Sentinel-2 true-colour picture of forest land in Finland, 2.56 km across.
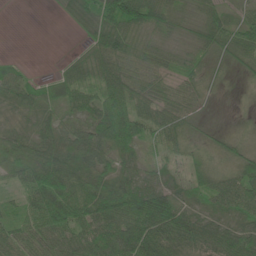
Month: June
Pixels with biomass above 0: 85%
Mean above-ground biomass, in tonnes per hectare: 41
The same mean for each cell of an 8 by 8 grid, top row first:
0 2 30 71 65 40 45 23
0 0 14 72 40 25 37 55
42 20 39 65 49 37 21 7
22 24 32 65 51 49 8 3
38 50 50 49 32 40 16 17
34 52 39 37 33 19 46 44
27 64 69 83 79 50 23 53
49 53 57 68 88 72 58 56
